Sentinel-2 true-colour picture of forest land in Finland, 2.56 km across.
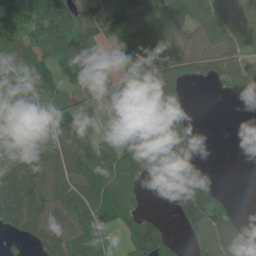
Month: June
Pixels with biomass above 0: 76%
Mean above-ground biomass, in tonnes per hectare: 82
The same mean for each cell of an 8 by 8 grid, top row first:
94 113 97 117 132 94 92 65
83 75 89 34 134 73 78 73
74 71 69 55 139 95 52 68
64 57 47 44 111 61 0 7
128 101 119 74 106 102 0 3
153 109 97 150 61 126 77 0
155 101 144 119 32 93 162 8
32 93 133 39 116 31 76 64
